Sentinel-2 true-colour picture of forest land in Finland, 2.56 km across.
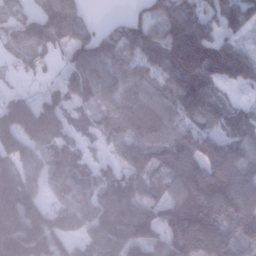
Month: January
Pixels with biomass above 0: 88%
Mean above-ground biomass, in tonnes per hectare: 124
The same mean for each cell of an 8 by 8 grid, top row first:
86 164 99 15 92 181 85 117
87 112 139 139 160 210 163 100
21 40 123 118 94 140 131 104
170 136 46 111 134 99 132 78
142 110 59 61 126 142 101 111
144 93 86 79 109 144 194 142
204 105 105 143 131 142 197 188
191 171 79 146 153 163 217 143
